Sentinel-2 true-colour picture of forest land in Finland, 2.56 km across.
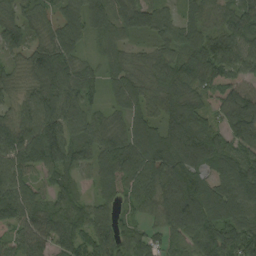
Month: September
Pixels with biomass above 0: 92%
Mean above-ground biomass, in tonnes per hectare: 83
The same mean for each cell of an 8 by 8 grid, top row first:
62 34 68 87 88 46 69 82
65 88 35 65 42 84 102 87
52 129 99 59 91 123 87 59
56 100 86 53 67 110 65 84
86 160 78 102 107 117 126 77
42 48 41 83 107 115 80 118
99 74 70 60 56 139 115 103
53 71 75 85 67 68 120 125
